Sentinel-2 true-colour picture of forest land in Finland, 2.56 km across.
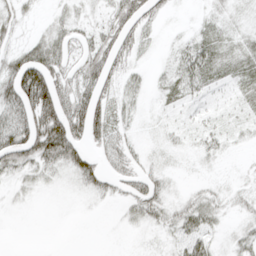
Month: April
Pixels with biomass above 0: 63%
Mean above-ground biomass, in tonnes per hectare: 28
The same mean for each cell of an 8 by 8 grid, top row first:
23 8 18 34 48 4 11 15
26 52 29 63 24 13 32 25
76 86 51 37 12 26 27 22
58 96 72 41 7 10 13 14
79 91 53 45 8 10 18 8
28 21 40 30 31 8 7 6
4 0 2 5 41 28 37 16
0 0 0 0 4 22 29 24
